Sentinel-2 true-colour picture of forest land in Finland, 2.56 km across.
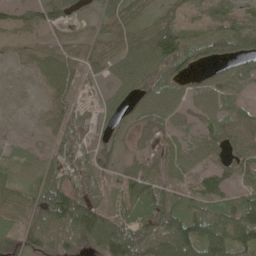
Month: May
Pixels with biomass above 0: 79%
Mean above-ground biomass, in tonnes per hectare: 56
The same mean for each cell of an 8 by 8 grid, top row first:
46 54 16 41 32 44 47 60
26 44 43 45 72 122 54 67
2 59 40 33 63 50 37 57
2 50 35 39 58 47 50 52
15 26 57 41 20 36 54 63
23 32 31 29 70 45 64 47
48 132 126 35 66 77 71 84
45 86 81 121 115 142 104 98
